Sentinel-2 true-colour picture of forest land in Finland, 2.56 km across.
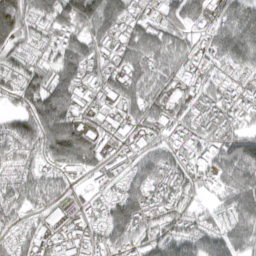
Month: April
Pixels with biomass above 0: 88%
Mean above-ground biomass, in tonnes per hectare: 105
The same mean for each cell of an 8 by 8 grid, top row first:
204 132 170 121 52 103 94 134
89 65 130 96 161 106 67 162
100 139 137 91 144 83 57 64
86 208 98 61 140 92 88 86
109 139 196 70 67 64 88 118
73 72 41 51 107 113 77 172
79 94 41 131 160 98 44 163
71 75 63 133 111 134 106 110
